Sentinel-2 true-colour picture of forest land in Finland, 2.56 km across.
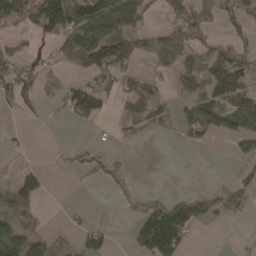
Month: March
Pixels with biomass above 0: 47%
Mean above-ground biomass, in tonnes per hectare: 42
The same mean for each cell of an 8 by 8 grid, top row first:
68 84 94 114 33 39 44 50
32 13 82 101 31 61 39 40
90 38 34 50 37 28 58 56
23 7 104 19 56 38 128 106
6 1 16 11 10 7 15 51
31 15 16 42 1 0 1 24
79 3 3 4 51 68 41 43
88 53 42 18 63 89 0 3
